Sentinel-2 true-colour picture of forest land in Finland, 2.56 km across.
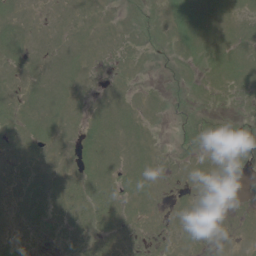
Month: June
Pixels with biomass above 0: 72%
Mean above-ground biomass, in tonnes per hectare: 7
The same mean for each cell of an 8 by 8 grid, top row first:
7 3 5 3 10 12 11 7
8 5 6 5 8 10 10 10
5 7 5 4 3 9 9 9
8 9 5 9 5 10 9 7
6 8 7 8 6 8 9 9
6 8 11 8 9 4 6 2
5 11 16 11 6 3 6 3
10 8 11 10 5 6 5 3
